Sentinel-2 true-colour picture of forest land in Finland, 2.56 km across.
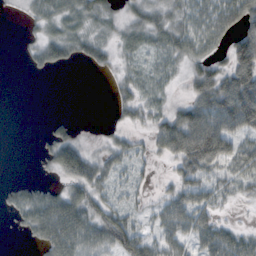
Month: October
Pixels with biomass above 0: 67%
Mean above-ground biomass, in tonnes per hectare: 42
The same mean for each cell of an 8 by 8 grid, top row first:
2 40 43 21 39 39 67 82
2 50 36 27 37 52 52 84
0 3 0 13 35 19 68 112
0 1 0 11 34 47 97 155
0 30 38 25 20 94 132 52
1 12 82 42 16 37 44 45
28 70 70 41 16 67 51 8
2 62 80 73 46 53 53 44
